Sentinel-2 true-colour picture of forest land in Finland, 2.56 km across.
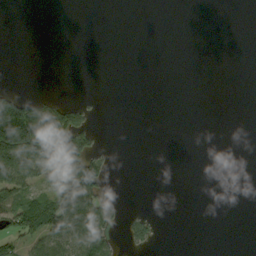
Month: September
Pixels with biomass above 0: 21%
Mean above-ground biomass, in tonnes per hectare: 34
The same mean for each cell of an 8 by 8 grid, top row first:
0 0 0 0 0 0 0 0
0 0 0 0 0 0 0 0
0 0 0 0 0 0 0 0
169 87 56 0 0 0 0 0
227 274 140 3 0 0 0 0
139 143 206 10 0 0 0 0
115 121 147 29 3 0 0 0
59 83 80 30 37 0 0 0
